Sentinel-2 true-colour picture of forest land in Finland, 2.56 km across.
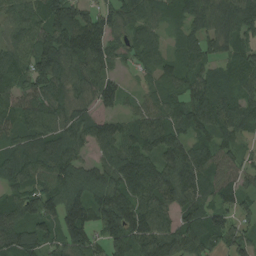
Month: August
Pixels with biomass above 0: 92%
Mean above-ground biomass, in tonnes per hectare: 90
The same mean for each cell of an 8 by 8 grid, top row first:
74 112 98 91 77 56 104 134
81 124 134 78 76 38 73 70
91 119 77 68 33 71 83 73
89 95 63 51 68 88 124 90
74 104 77 91 93 110 75 46
79 99 105 109 142 118 83 60
94 104 144 147 109 95 92 60
98 82 98 97 107 99 102 68
